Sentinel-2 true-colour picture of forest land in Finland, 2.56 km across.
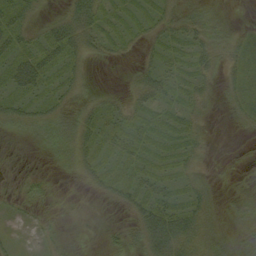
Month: September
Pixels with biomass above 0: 62%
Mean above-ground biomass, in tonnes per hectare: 16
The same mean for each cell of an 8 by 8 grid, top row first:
32 10 36 19 19 19 18 0
29 33 28 13 11 21 29 20
32 23 14 0 23 23 16 17
24 24 19 19 21 18 9 11
1 20 29 22 22 23 7 0
1 4 13 18 22 17 6 0
6 6 0 4 26 26 17 9
5 9 0 6 27 43 24 3
